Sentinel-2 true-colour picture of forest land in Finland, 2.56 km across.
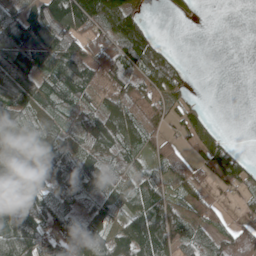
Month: May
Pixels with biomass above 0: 74%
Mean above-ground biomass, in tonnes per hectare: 70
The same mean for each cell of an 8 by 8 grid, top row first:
73 165 179 147 46 17 0 0
145 151 83 97 140 12 0 0
123 90 105 78 94 79 0 0
98 62 55 76 89 37 22 0
54 65 52 75 51 38 53 10
107 75 67 64 45 39 35 67
122 114 70 64 79 50 37 27
127 96 95 74 159 91 50 75
